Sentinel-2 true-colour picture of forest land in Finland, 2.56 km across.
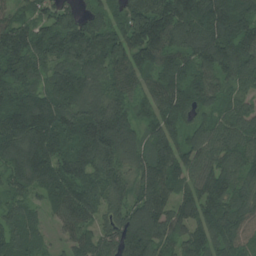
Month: July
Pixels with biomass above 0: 96%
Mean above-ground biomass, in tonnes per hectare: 133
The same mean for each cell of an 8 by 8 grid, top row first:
84 99 95 98 163 179 194 161
185 154 167 174 172 114 173 141
142 127 140 125 84 137 116 97
203 200 136 175 75 123 78 105
173 185 153 198 107 121 114 132
119 144 145 133 132 123 133 112
84 68 143 105 151 98 144 121
126 46 107 121 175 106 147 108
